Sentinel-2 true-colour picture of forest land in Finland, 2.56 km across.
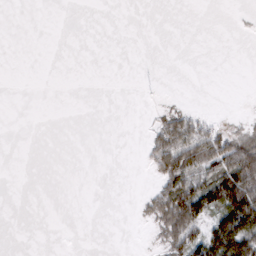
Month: March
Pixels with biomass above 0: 21%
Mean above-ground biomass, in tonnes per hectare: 19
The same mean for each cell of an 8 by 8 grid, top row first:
0 0 0 0 0 0 0 1
0 0 0 0 0 0 0 0
0 0 0 0 1 0 0 0
0 0 0 0 1 33 7 3
0 0 0 0 12 105 86 65
0 0 0 0 3 81 58 120
0 0 0 0 15 109 74 149
0 0 0 0 2 66 91 130
